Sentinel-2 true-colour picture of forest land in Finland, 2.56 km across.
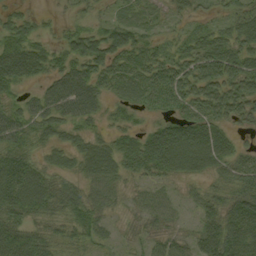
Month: September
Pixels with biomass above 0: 85%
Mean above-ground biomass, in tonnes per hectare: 46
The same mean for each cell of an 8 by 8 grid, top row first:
34 10 20 19 19 21 19 35
72 33 42 50 49 28 47 47
54 36 52 63 64 81 79 79
36 42 44 23 30 52 72 58
41 32 34 42 59 87 85 26
74 42 39 51 41 37 31 53
65 47 57 25 33 22 41 69
80 46 43 18 29 38 66 79
